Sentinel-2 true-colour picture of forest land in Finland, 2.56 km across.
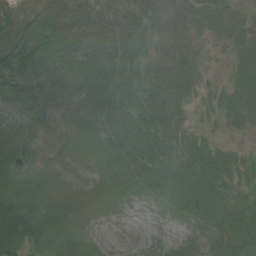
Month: July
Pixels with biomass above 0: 91%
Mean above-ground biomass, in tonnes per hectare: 49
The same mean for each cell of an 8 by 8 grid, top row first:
81 73 74 53 75 84 70 47
118 89 71 67 33 46 25 37
105 47 62 74 56 84 17 40
47 46 36 68 84 59 23 50
37 25 28 51 81 60 40 15
34 27 14 33 47 62 77 43
65 28 22 19 12 38 66 56
53 35 37 2 5 12 33 67
